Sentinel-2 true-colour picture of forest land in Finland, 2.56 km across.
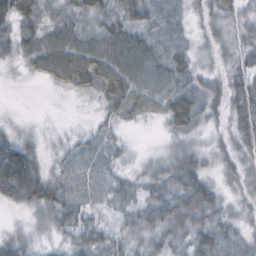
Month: October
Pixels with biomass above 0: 82%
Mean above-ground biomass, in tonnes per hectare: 33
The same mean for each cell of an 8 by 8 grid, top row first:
55 28 45 45 40 16 27 38
40 54 62 64 49 21 16 30
4 29 48 61 58 39 21 33
3 2 2 30 36 55 25 44
44 9 19 16 2 23 15 37
111 32 22 20 19 44 24 24
21 42 38 16 31 52 50 15
27 14 38 30 35 37 41 17
